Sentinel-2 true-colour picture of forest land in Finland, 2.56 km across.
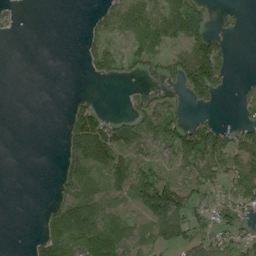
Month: August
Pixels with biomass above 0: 50%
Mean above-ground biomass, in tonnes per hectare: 42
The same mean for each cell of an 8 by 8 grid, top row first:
12 0 1 50 69 82 27 6
0 0 22 40 40 50 97 0
0 0 1 22 24 58 134 8
0 0 52 8 55 32 16 21
0 0 85 95 56 89 111 74
0 0 55 60 73 58 84 93
0 17 73 52 70 112 46 51
0 82 79 62 30 74 62 49
